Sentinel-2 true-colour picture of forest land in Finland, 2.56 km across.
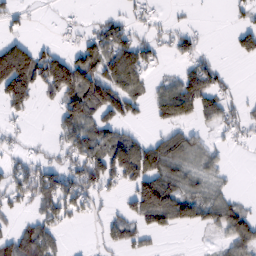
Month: February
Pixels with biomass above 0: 53%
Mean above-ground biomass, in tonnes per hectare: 54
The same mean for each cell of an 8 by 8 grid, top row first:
29 2 6 22 21 9 0 17
101 28 62 92 63 40 10 46
180 117 125 115 41 50 83 4
37 8 117 90 20 99 58 31
18 16 92 87 53 66 28 13
57 74 72 89 120 66 37 2
32 58 48 16 128 108 77 48
82 75 0 41 26 1 6 89
